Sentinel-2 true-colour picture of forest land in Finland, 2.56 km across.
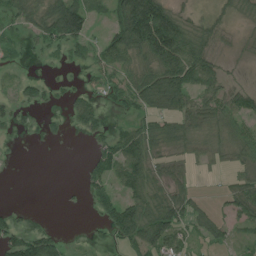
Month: July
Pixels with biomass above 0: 63%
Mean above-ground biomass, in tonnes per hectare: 45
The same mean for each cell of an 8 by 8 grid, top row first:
39 78 110 59 209 72 25 24
14 26 35 70 106 144 60 15
14 14 8 34 68 108 73 10
19 8 47 15 39 61 49 57
3 4 2 63 77 38 26 50
2 0 16 57 67 38 7 33
13 0 4 74 74 72 23 58
72 76 4 31 95 55 32 23
